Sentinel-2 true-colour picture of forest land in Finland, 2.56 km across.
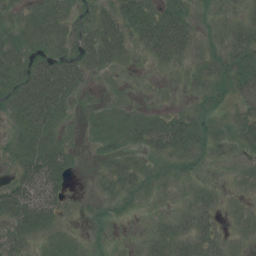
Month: July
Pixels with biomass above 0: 71%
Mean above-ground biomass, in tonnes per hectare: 22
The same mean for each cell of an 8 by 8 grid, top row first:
16 38 20 30 36 34 6 10
38 29 39 43 23 46 12 36
39 64 32 7 2 3 24 43
36 50 8 15 15 12 13 24
19 38 4 15 31 43 22 18
22 52 2 20 15 10 4 9
49 39 4 8 4 8 22 9
26 10 6 4 8 33 29 8
